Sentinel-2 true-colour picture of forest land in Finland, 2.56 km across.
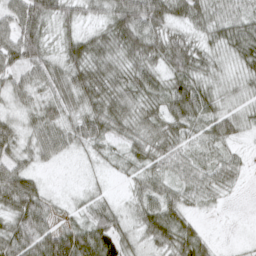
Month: March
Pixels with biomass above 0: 91%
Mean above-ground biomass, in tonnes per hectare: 43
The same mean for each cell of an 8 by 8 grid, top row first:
56 50 35 51 74 42 46 44
61 33 54 46 60 57 34 55
37 48 57 53 52 52 33 27
26 40 49 59 45 62 45 26
44 55 38 33 49 47 41 20
63 8 7 13 39 40 48 23
70 36 20 35 46 47 15 1
69 72 72 68 35 64 23 4
